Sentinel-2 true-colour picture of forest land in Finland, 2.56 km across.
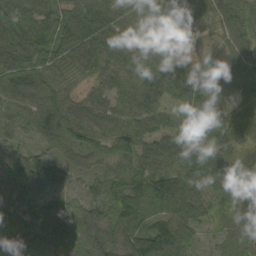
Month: September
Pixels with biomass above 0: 95%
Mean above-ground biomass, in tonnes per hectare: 64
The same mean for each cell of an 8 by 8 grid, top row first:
101 85 60 59 69 31 43 79
77 99 79 88 60 30 13 68
56 67 35 57 73 91 45 72
53 82 64 60 80 60 77 61
43 44 70 67 66 73 53 51
69 68 37 55 72 71 83 58
66 47 51 67 56 79 56 49
91 82 67 75 107 95 17 50
